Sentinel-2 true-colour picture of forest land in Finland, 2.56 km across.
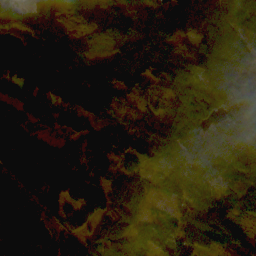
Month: October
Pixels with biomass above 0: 91%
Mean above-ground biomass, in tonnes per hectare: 97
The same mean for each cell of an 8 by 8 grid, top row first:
68 108 64 93 105 109 112 55
74 107 58 69 127 74 111 68
123 142 137 177 116 107 68 46
56 83 117 92 84 112 123 116
100 75 92 159 121 101 93 113
125 171 111 107 57 109 73 93
105 93 71 82 41 54 121 54
115 93 90 103 81 141 82 74
